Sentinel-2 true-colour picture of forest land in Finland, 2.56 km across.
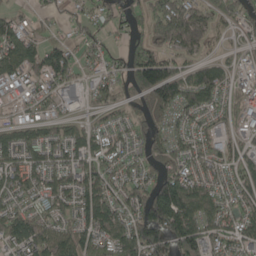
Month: May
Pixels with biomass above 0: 79%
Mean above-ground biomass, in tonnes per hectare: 74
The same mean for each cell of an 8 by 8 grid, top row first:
34 30 43 56 63 144 69 70
95 70 32 24 76 76 36 31
68 73 44 35 149 135 117 29
22 38 31 50 52 88 69 56
75 78 83 61 55 69 78 39
84 77 84 65 71 110 71 65
75 72 87 83 131 188 91 65
99 102 87 84 134 110 92 69
